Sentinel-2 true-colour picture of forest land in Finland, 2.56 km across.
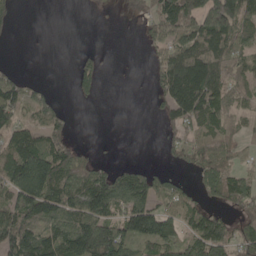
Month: May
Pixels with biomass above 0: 60%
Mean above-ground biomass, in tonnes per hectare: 78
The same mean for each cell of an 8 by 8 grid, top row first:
17 0 1 6 40 139 211 151
1 0 5 0 23 115 129 83
51 8 60 1 3 177 159 75
89 82 0 0 1 108 148 55
99 93 17 1 0 63 84 46
155 177 104 97 78 31 82 79
109 114 119 95 102 83 49 89
165 126 171 212 97 92 120 81
